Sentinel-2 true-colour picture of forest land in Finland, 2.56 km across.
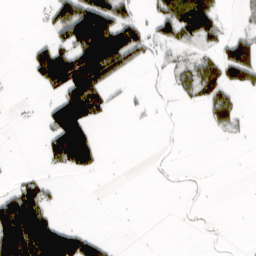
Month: March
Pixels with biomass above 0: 33%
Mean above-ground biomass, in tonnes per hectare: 46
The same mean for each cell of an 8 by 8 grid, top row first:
0 40 142 115 26 120 102 10
0 59 130 190 59 43 26 94
2 93 160 59 7 30 86 70
3 54 161 18 9 3 44 32
0 55 189 0 0 1 0 4
16 16 25 0 0 4 1 0
125 64 0 2 0 1 2 0
148 163 101 9 0 0 1 1
